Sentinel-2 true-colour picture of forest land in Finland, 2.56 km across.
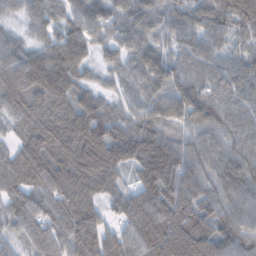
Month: February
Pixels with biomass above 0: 97%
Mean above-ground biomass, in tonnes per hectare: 96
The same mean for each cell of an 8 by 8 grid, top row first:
38 76 90 83 86 92 105 123
75 92 86 55 79 70 82 66
118 117 74 39 76 91 89 95
94 90 93 57 65 83 108 78
70 124 125 91 117 80 89 80
102 137 135 93 89 115 94 106
94 104 141 59 151 140 101 100
56 100 135 102 138 152 123 106
